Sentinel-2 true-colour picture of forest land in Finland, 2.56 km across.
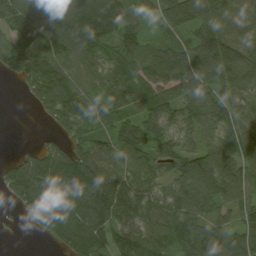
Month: August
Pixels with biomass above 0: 88%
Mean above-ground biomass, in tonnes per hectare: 91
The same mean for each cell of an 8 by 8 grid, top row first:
105 144 147 126 51 105 110 87
105 105 102 59 68 82 106 110
44 112 75 84 94 108 96 97
0 69 142 86 87 96 88 80
4 30 82 95 108 94 63 83
80 120 142 108 80 68 134 94
32 127 131 136 81 96 86 84
3 40 120 86 121 122 124 112
